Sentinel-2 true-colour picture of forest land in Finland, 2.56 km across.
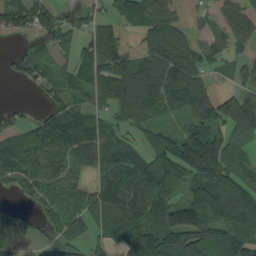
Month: August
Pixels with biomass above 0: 77%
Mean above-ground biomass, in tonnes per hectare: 90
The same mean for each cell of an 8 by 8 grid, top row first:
92 77 35 57 107 55 46 141
17 48 51 91 67 125 55 62
28 76 60 124 129 128 55 43
17 50 81 66 118 70 125 115
80 110 131 57 67 157 213 59
74 107 59 70 119 99 156 90
39 57 86 93 112 132 147 154
94 36 55 67 163 175 140 141
